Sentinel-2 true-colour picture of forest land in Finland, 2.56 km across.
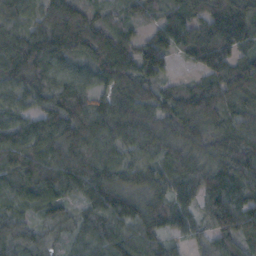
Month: October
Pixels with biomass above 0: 96%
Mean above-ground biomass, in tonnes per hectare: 93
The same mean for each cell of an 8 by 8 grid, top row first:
71 85 104 54 65 93 104 134
121 123 100 136 99 104 142 98
99 83 72 90 100 41 76 142
66 91 140 100 85 111 122 80
87 105 130 87 96 76 66 96
99 114 111 84 84 94 100 103
55 83 61 127 98 90 99 117
79 55 72 98 84 38 53 99
